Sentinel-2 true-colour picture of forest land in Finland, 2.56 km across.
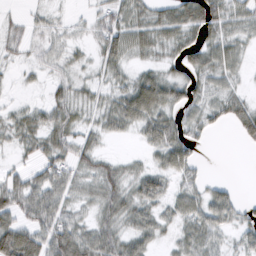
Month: February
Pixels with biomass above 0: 75%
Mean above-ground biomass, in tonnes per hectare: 36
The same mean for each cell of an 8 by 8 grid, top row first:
20 20 8 48 38 53 65 43
23 28 13 52 36 32 40 26
7 22 18 25 46 38 38 16
21 40 30 50 72 37 35 51
29 46 41 7 23 55 7 14
30 51 34 40 36 34 11 1
53 64 22 45 39 33 52 25
82 66 67 52 39 22 44 25
